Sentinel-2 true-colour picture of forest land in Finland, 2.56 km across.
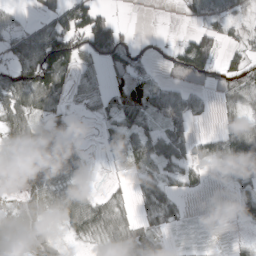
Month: March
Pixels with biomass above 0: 64%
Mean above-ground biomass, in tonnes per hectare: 42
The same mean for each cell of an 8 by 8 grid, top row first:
17 32 118 28 0 2 47 33
56 142 71 115 15 38 78 31
73 114 40 32 50 34 49 66
64 46 15 42 72 73 15 31
45 53 21 18 51 51 35 67
41 70 34 4 35 26 10 27
34 44 79 46 28 27 0 26
54 28 20 36 36 3 1 5
